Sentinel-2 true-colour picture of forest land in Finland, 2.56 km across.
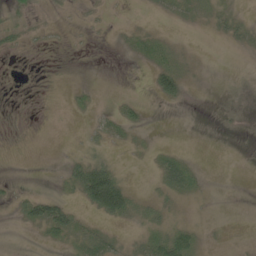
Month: May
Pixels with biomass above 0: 32%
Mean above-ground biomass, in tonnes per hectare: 10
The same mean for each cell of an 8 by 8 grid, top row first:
9 2 2 2 1 10 12 12
8 3 1 1 20 11 0 7
1 0 0 0 1 39 1 0
1 0 6 10 7 1 0 1
0 0 4 11 4 3 0 0
2 0 44 52 3 43 4 0
12 41 17 77 14 9 1 0
0 10 26 18 20 49 4 1
